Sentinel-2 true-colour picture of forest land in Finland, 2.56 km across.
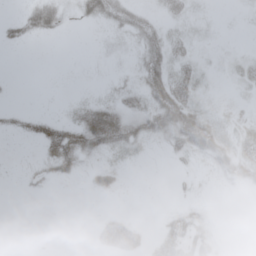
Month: May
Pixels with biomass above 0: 50%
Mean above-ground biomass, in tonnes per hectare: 19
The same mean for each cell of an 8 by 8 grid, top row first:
11 37 20 36 25 25 6 3
9 0 0 7 33 24 8 5
1 0 2 7 38 46 11 15
11 6 25 48 42 78 20 9
1 50 63 52 20 36 62 31
2 18 16 23 1 5 7 40
0 0 0 2 0 8 6 0
0 0 0 64 28 48 23 0
